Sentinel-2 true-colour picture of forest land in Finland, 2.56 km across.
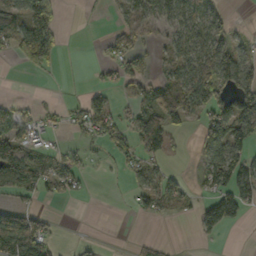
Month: October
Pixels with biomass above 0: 46%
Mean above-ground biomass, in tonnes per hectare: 45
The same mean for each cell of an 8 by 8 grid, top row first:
68 86 2 13 65 67 42 0
54 107 0 18 23 45 68 34
0 7 0 23 48 79 105 113
47 15 36 61 62 62 68 118
57 20 30 48 68 15 79 84
130 73 32 5 50 20 49 104
41 7 0 0 30 31 51 71
128 59 7 0 15 2 12 0
